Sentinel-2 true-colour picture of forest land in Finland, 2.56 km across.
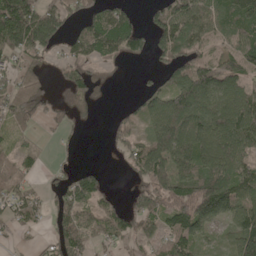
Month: May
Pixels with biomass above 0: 69%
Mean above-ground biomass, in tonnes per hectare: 85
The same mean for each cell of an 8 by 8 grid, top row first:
241 130 49 84 32 125 98 116
135 86 57 83 61 118 70 94
61 30 76 24 15 100 144 87
85 38 46 10 72 153 122 146
29 7 8 28 103 225 141 135
65 19 69 4 103 181 161 115
64 44 105 42 71 103 200 118
17 29 90 47 69 95 42 134
